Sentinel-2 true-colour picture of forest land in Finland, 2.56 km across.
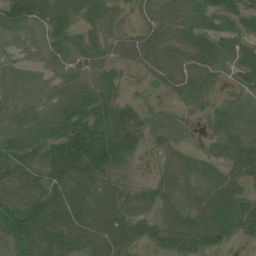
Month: July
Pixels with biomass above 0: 90%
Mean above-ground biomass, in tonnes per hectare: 51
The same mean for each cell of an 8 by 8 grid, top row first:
71 62 44 41 29 57 36 40
28 36 36 42 62 55 58 44
45 34 43 33 17 46 42 32
67 66 74 56 33 18 27 29
73 77 92 69 31 36 18 53
47 67 79 39 7 63 43 42
61 85 69 61 36 51 59 58
72 71 69 95 52 76 65 25
